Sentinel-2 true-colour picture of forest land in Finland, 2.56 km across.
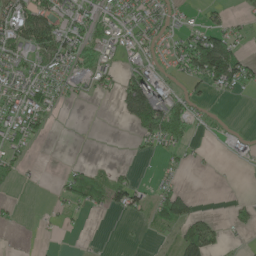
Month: May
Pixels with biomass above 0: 43%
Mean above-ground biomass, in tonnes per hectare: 34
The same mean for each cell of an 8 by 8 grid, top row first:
77 76 54 48 43 26 18 12
60 85 65 39 45 40 124 40
43 57 49 33 79 21 73 75
57 32 0 6 116 75 14 0
37 3 0 0 19 42 2 10
27 1 49 27 2 16 2 0
8 6 34 43 29 93 2 19
1 3 2 0 3 40 84 4
